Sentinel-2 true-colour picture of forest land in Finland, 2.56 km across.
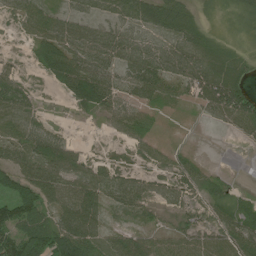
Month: July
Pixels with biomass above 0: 73%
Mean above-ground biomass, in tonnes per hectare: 43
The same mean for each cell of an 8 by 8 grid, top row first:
30 53 33 34 63 66 7 20
3 67 65 61 47 45 51 12
35 28 93 49 78 49 75 57
66 6 18 41 31 3 28 83
44 60 16 7 28 6 0 8
57 72 55 39 27 49 22 1
71 52 84 27 28 28 34 35
79 95 93 39 47 39 47 67
